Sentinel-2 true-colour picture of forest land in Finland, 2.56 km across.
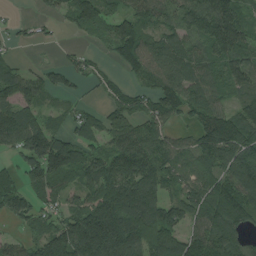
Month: August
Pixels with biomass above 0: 79%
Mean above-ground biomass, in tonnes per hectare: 92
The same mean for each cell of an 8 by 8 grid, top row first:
9 19 99 78 96 73 133 85
18 6 18 55 114 93 82 95
92 53 33 39 55 109 85 77
102 41 44 79 89 88 114 90
84 128 81 71 120 72 130 144
42 128 87 151 152 96 98 159
74 48 84 171 178 89 123 125
38 111 174 202 171 104 129 74
